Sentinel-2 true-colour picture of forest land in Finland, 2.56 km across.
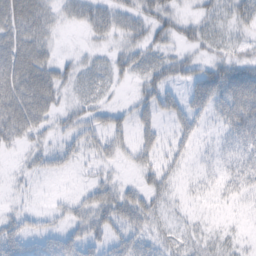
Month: February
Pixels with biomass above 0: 62%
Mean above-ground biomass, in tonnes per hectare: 28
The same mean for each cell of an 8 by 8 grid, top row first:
47 29 25 34 30 24 26 31
49 25 6 15 32 21 22 19
60 45 27 24 28 28 54 52
66 38 26 25 24 31 28 64
20 17 31 31 24 25 9 35
9 13 6 16 19 22 17 32
11 11 27 57 48 12 6 9
43 34 48 33 29 21 19 10
